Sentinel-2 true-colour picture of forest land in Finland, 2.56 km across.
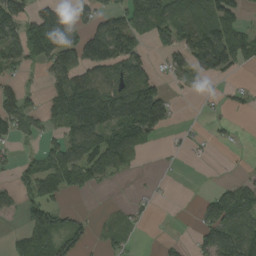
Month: August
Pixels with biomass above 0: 53%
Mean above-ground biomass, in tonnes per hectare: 68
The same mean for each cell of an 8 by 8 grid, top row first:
101 101 74 79 126 98 139 54
94 162 142 151 42 77 188 115
32 58 92 92 98 34 33 8
91 76 198 150 182 22 8 14
36 38 123 117 48 9 12 5
35 82 92 57 2 2 0 17
46 89 10 10 15 0 50 114
31 84 47 45 3 10 70 129
